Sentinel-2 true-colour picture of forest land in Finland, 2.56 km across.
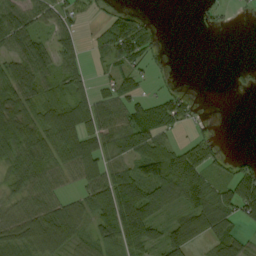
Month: September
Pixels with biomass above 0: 66%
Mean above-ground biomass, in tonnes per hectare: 52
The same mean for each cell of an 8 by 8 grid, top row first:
62 50 31 41 18 0 12 5
56 43 36 82 57 0 0 0
79 50 40 50 25 7 0 9
88 63 74 60 85 71 2 0
96 75 100 60 77 30 33 0
51 55 55 76 81 119 55 70
45 65 21 87 105 48 104 91
59 99 46 45 85 84 64 52
